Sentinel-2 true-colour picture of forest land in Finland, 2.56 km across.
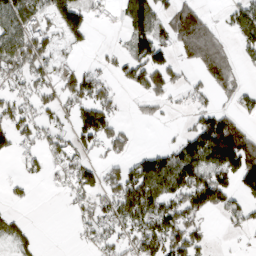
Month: March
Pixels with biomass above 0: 54%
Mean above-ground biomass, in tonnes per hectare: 72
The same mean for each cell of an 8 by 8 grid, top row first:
98 79 105 20 124 91 34 67
118 90 30 17 110 73 116 44
58 48 92 41 114 52 67 34
80 44 86 67 1 13 76 45
63 48 65 79 2 53 216 187
17 27 79 51 157 181 154 145
15 0 38 75 131 110 123 63
47 0 17 52 114 127 38 9
